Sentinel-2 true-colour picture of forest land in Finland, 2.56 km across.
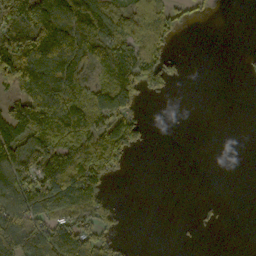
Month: October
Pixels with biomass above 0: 50%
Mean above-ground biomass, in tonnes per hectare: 72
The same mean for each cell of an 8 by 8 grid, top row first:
154 166 175 108 99 58 14 0
184 165 142 126 102 10 0 2
120 145 90 150 123 28 0 5
133 186 145 116 14 1 0 0
117 151 126 117 30 0 0 0
128 121 140 38 0 0 0 0
133 91 97 38 0 0 7 0
166 144 144 43 0 3 0 0
